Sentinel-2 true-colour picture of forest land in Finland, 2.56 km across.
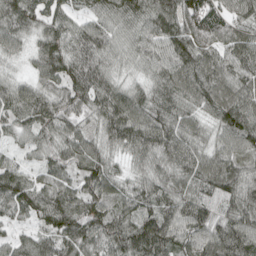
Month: April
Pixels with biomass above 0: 98%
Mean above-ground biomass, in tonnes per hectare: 86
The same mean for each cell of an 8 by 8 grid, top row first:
108 73 50 75 86 111 108 72
51 97 106 78 75 112 94 85
50 78 112 78 54 96 111 92
96 102 72 126 92 85 68 109
40 68 79 71 104 103 62 87
87 52 62 69 63 82 99 89
78 114 102 72 77 94 82 103
56 68 103 105 123 87 98 108
